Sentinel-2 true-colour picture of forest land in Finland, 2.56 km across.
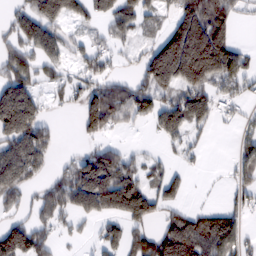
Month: February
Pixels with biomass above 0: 60%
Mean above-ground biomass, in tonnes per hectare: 74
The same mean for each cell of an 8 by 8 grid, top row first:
53 106 62 72 57 62 131 29
68 81 35 36 33 192 225 46
101 39 37 35 68 137 134 100
199 23 76 129 83 112 77 28
121 68 18 36 8 33 12 41
111 32 111 136 66 37 2 46
41 78 77 102 98 41 28 35
134 55 19 59 81 149 128 62
